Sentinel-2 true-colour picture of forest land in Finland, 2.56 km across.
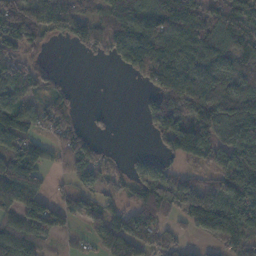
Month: November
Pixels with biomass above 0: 73%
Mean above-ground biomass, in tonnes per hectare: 92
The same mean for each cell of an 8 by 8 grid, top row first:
126 102 92 115 127 171 133 124
103 24 36 97 169 172 146 105
86 37 0 1 45 138 110 97
135 92 17 11 42 131 164 172
111 59 77 9 1 126 169 114
162 49 76 43 78 70 63 137
125 110 52 51 129 99 144 152
127 55 25 104 75 41 47 101
